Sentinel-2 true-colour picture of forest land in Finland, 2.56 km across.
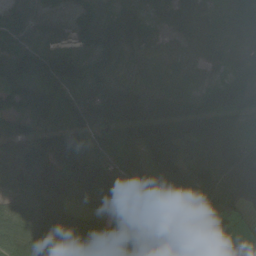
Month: August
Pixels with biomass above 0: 87%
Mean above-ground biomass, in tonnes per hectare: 68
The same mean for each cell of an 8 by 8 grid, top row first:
60 55 75 76 53 60 29 40
76 59 66 90 42 26 40 25
57 110 96 97 30 31 22 59
49 89 96 129 104 91 97 71
70 106 111 77 101 109 93 53
77 120 123 93 82 96 78 74
54 100 62 26 27 99 45 24
96 75 115 39 9 15 4 3
